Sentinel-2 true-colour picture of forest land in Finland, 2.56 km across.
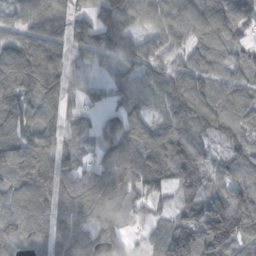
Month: October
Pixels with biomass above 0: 89%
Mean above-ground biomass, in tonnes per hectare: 84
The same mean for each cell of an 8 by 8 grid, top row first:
61 113 62 99 46 93 127 99
96 139 66 100 70 62 75 59
112 129 21 41 75 81 75 68
99 75 44 62 72 106 107 67
85 86 43 89 113 112 51 70
68 85 67 97 110 80 55 88
81 84 99 89 41 50 146 132
64 68 78 42 14 166 191 131
